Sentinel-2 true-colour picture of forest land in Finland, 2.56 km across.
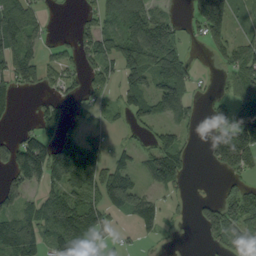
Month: September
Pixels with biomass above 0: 60%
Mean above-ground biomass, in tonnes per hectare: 62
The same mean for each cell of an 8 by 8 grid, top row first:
114 19 18 67 91 23 159 24
110 24 50 68 144 72 36 57
52 23 26 32 87 105 4 56
20 53 25 22 76 85 25 87
78 87 95 27 23 56 49 124
78 98 149 103 48 80 2 36
64 88 105 78 88 11 35 71
142 78 123 26 16 4 22 49
